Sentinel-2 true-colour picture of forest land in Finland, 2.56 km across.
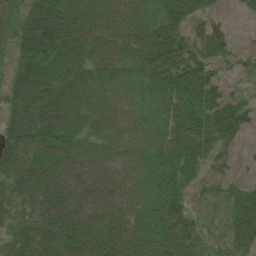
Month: July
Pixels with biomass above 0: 92%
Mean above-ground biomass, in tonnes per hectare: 50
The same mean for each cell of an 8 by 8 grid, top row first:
32 106 70 47 40 59 34 25
37 90 67 42 57 64 43 24
46 81 48 27 32 67 52 13
51 103 44 24 17 50 54 42
67 80 35 20 19 53 43 25
74 86 74 36 27 51 24 31
47 77 85 51 34 51 18 56
48 66 65 58 49 73 17 42
